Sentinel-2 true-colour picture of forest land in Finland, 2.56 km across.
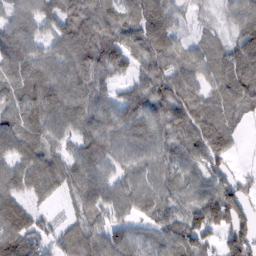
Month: February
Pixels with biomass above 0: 90%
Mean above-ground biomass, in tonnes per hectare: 78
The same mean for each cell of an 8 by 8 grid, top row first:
69 69 98 79 98 58 20 80
98 60 99 99 79 71 63 106
82 100 91 57 66 100 73 114
73 100 95 78 95 95 87 60
89 76 72 90 89 73 94 23
86 95 85 64 67 66 64 27
92 22 53 77 69 62 135 94
99 46 97 83 39 79 55 101
